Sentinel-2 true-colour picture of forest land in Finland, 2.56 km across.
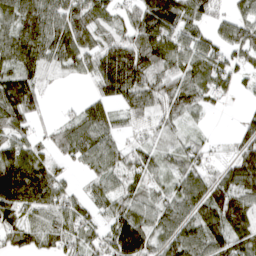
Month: April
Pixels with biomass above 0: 83%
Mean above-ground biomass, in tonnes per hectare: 81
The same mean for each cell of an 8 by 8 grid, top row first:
105 105 108 60 122 139 65 56
113 94 118 87 108 91 74 98
110 21 23 148 92 79 94 44
109 16 46 65 71 66 28 11
80 44 96 58 38 40 28 68
139 98 18 68 68 63 67 148
116 85 61 72 70 90 130 123
62 74 81 104 107 98 125 99
